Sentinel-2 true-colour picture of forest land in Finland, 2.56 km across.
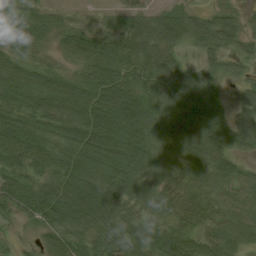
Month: August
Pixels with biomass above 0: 93%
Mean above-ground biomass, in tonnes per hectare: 52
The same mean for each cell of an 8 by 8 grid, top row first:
49 41 12 22 33 40 41 36
39 21 66 59 57 35 41 38
65 63 49 72 55 49 44 32
53 61 76 94 62 67 70 38
69 54 65 70 66 60 75 41
54 43 69 61 52 35 56 51
52 65 75 65 49 47 49 57
15 32 45 67 63 69 48 44
